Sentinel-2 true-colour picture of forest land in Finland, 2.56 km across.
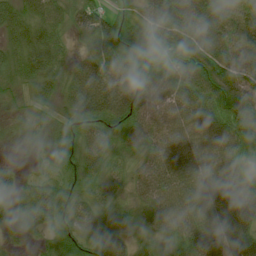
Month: July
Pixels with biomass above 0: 94%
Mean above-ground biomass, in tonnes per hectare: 65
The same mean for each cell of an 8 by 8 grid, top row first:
68 81 59 45 53 99 111 69
62 73 25 85 73 78 102 69
40 60 98 93 97 84 108 97
25 27 85 95 73 71 79 110
10 30 66 46 60 71 73 75
32 35 50 30 62 89 73 66
34 93 82 41 33 79 88 88
12 36 73 43 23 47 72 79
